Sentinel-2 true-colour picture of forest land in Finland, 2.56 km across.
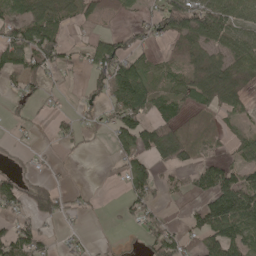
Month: May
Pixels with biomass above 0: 56%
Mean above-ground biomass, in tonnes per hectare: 52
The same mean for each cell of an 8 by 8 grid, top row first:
58 87 44 24 31 125 137 80
117 105 26 92 40 33 69 76
42 38 8 101 84 42 106 54
27 11 23 58 70 44 26 34
10 7 16 33 91 93 20 31
38 19 0 9 73 26 70 60
46 55 19 3 50 4 79 125
108 34 21 3 46 67 84 87
